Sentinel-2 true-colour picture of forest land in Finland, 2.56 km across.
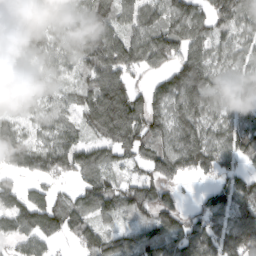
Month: March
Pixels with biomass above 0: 86%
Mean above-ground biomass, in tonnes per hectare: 107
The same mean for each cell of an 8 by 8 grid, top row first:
123 63 98 140 111 136 108 101
56 97 120 172 152 138 97 71
114 66 50 116 34 142 129 86
75 73 80 224 147 110 98 84
152 93 94 142 116 121 121 112
75 84 90 66 91 106 51 88
131 141 101 110 114 92 118 127
75 86 87 76 114 124 141 177
